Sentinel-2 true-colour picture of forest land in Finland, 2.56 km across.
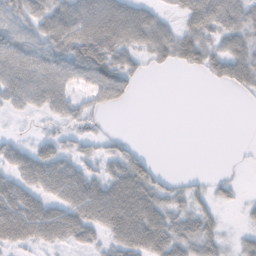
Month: November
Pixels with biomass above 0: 68%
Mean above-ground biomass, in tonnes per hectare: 39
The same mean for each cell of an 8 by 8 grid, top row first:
47 60 78 84 54 23 73 58
58 56 77 71 43 61 41 49
68 67 40 62 10 0 14 44
20 31 27 9 0 0 0 0
27 31 19 14 4 0 0 1
47 72 57 48 52 7 8 3
69 48 67 83 78 32 24 10
48 41 37 38 81 58 43 17
